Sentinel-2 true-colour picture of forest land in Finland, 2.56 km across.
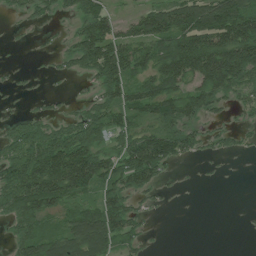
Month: July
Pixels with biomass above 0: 65%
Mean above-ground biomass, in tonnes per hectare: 74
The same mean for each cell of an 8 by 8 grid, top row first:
16 28 66 52 86 123 138 151
2 8 92 128 101 152 181 190
7 6 18 104 81 126 148 109
13 25 33 81 87 104 60 26
80 119 118 57 133 97 33 22
122 184 185 93 109 7 3 0
97 110 72 125 28 2 0 1
54 91 142 96 31 0 0 0
